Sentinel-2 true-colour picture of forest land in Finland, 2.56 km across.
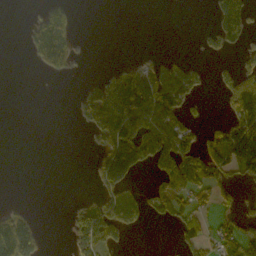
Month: October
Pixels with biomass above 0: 35%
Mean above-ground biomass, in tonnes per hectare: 60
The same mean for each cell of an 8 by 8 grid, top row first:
0 81 8 0 0 0 11 88
0 176 21 0 3 0 35 43
0 8 10 82 142 148 25 129
0 0 53 180 156 110 6 121
0 0 0 147 184 131 64 192
0 0 0 171 25 125 95 45
28 0 63 141 73 70 36 35
246 10 75 79 0 25 44 83
